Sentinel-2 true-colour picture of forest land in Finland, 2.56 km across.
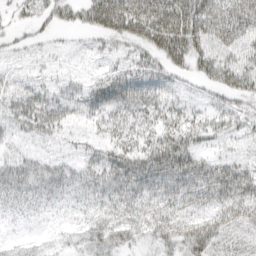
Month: March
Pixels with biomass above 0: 86%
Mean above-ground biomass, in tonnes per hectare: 42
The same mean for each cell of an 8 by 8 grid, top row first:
17 30 40 85 89 90 84 82
15 9 8 20 40 68 59 52
14 17 16 47 50 22 39 51
35 44 34 49 50 33 26 28
17 14 18 40 39 52 21 15
53 53 45 61 65 64 53 57
38 37 36 47 53 45 42 59
23 24 34 50 29 50 63 28
